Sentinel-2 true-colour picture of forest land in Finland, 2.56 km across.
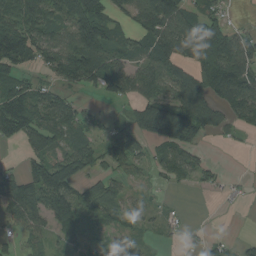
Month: August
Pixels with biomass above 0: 69%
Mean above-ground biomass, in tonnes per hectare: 61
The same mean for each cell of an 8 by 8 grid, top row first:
101 86 124 52 90 94 63 5
122 85 130 65 50 71 94 82
66 32 80 93 72 79 96 129
115 86 35 8 65 90 69 82
36 77 56 74 48 85 12 8
48 157 61 50 18 51 29 5
71 101 84 61 23 6 0 4
33 27 42 40 22 14 30 16
